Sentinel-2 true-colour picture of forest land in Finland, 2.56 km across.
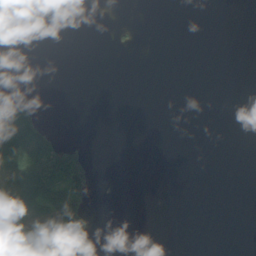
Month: August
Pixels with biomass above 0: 16%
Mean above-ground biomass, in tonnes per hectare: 16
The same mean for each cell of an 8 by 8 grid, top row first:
0 0 0 0 0 0 0 0
0 0 0 5 1 0 0 0
0 0 0 0 0 0 0 0
58 1 0 0 0 0 0 0
98 57 17 0 0 0 0 0
66 86 86 0 0 0 0 0
69 73 60 0 0 0 0 0
109 114 91 0 0 0 0 0
